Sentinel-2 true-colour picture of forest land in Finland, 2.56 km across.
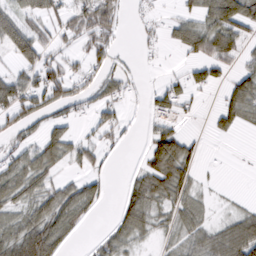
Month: March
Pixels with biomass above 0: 54%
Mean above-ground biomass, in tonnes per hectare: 41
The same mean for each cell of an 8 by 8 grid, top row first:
56 50 61 54 20 23 55 89
67 46 27 39 19 27 75 45
53 79 40 41 8 23 43 44
64 39 21 33 13 39 11 60
32 64 46 21 19 97 4 1
52 42 31 11 57 65 0 3
38 55 53 9 74 45 18 5
64 91 8 46 26 35 53 81
